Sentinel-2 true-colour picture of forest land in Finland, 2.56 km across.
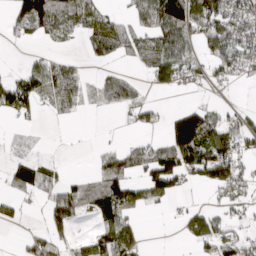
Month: March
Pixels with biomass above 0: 54%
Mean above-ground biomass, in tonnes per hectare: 56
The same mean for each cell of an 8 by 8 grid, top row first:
73 121 92 37 82 100 124 110
7 17 13 71 68 86 50 113
50 114 60 64 25 53 35 34
52 22 24 24 48 35 62 31
6 3 2 13 43 110 127 55
56 46 17 87 75 113 92 71
38 47 54 116 37 14 39 37
8 76 35 117 30 5 81 69
